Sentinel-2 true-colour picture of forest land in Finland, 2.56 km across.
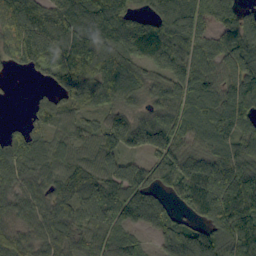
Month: September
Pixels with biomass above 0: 88%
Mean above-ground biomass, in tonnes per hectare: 85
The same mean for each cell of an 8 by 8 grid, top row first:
110 87 88 112 56 119 77 79
107 87 99 84 106 102 76 116
7 39 81 87 62 83 80 125
0 58 48 63 52 83 78 132
60 60 67 88 104 93 60 89
77 87 91 90 73 116 150 139
72 73 87 91 126 44 116 118
83 79 67 81 26 108 116 113
